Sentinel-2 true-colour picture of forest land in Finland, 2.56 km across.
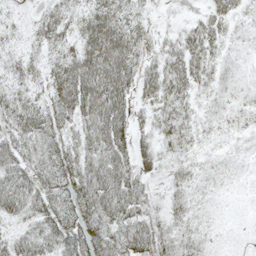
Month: May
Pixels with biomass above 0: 90%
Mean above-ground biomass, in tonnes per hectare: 35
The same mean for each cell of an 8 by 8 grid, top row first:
9 29 34 55 18 9 32 18
15 30 45 74 27 35 40 10
25 34 72 79 41 51 26 11
43 41 54 72 19 41 12 16
39 37 42 71 25 36 10 9
60 34 51 72 30 24 14 7
51 42 44 64 28 27 10 4
33 45 46 44 46 39 14 5
